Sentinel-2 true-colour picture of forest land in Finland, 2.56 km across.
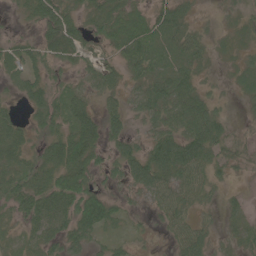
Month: June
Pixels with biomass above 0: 78%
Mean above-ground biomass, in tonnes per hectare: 40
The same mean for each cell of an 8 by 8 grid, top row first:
12 61 43 51 48 46 7 22
37 51 48 41 66 41 26 23
29 45 24 39 43 55 16 24
19 57 49 35 37 51 59 8
50 50 78 32 34 68 65 27
43 58 76 31 59 52 43 10
42 79 78 46 17 58 18 22
18 40 38 24 12 41 36 26
